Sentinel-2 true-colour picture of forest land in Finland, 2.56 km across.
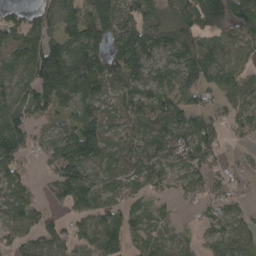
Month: April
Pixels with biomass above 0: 83%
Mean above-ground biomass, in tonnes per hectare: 90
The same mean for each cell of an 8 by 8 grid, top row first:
62 103 92 129 100 118 190 121
101 139 153 99 129 117 93 81
97 168 181 95 91 85 95 83
131 75 94 57 85 102 80 78
139 81 166 68 79 103 96 21
78 53 125 61 75 48 68 41
96 49 80 81 41 15 45 46
86 94 82 96 54 55 52 76
